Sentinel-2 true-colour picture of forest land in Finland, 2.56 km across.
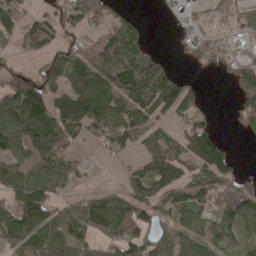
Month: April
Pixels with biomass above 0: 69%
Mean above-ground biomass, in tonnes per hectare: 80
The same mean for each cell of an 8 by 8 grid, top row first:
93 45 84 64 9 24 15 32
50 66 53 124 74 14 41 4
83 86 155 116 160 85 5 73
180 155 196 131 100 103 27 82
100 154 32 62 54 60 165 6
143 77 42 9 89 81 98 57
127 88 60 105 76 100 76 134
89 87 64 75 91 72 70 48
